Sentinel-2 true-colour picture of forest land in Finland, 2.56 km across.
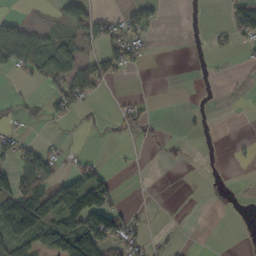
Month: October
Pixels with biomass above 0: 31%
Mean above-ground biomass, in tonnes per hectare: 26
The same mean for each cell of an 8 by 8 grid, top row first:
15 4 52 22 54 0 2 63
91 53 29 49 19 0 6 14
8 41 60 25 0 0 1 5
14 23 23 7 19 0 5 0
43 14 3 5 8 13 0 5
68 56 56 18 0 0 1 0
69 71 131 70 3 2 1 0
68 55 115 71 24 8 0 0
